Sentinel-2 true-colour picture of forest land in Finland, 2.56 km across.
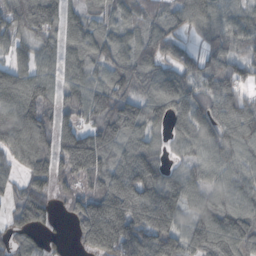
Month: October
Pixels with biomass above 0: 90%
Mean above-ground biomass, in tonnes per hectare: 108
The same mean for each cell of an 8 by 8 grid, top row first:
119 128 66 59 62 63 76 64
68 64 94 92 81 60 71 71
110 86 94 101 101 98 100 99
119 91 94 149 114 111 116 134
117 106 192 120 107 48 84 110
52 148 132 172 168 70 64 78
93 86 127 254 230 142 105 101
53 30 92 269 204 125 128 123
